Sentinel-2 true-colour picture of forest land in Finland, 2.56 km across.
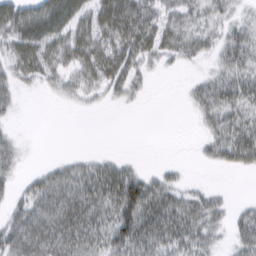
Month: March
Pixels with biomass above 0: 65%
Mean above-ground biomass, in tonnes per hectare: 33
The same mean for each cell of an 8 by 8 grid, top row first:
52 63 39 58 51 34 30 15
47 49 49 54 45 36 24 44
30 24 31 48 16 1 25 43
10 0 6 2 1 0 35 40
17 0 0 0 0 0 26 63
19 34 44 55 37 14 1 4
33 47 50 59 75 50 41 15
60 57 53 54 59 52 30 32
